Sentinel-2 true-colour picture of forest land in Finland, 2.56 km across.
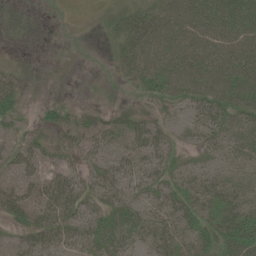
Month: June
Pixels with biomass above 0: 72%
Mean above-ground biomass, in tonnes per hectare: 29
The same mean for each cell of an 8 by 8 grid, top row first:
2 0 0 14 37 52 53 48
1 1 1 10 52 54 52 52
25 1 1 6 29 45 51 49
35 18 22 17 19 16 39 37
25 32 35 31 32 15 25 39
36 38 24 30 30 27 28 19
49 39 32 35 27 36 33 40
14 32 30 42 26 29 35 72
